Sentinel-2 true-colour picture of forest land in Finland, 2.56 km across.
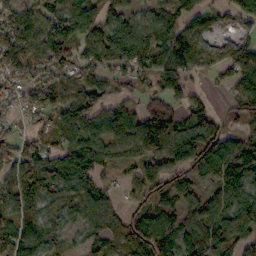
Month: October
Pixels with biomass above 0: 85%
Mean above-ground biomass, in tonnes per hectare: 95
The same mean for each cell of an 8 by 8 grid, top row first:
111 96 109 84 51 72 70 85
130 142 94 126 113 110 42 84
96 104 92 75 74 126 26 119
58 95 110 81 86 75 60 75
81 86 130 96 112 131 142 98
114 126 137 48 84 83 84 117
142 90 98 62 78 93 88 131
147 86 45 77 122 96 103 77
